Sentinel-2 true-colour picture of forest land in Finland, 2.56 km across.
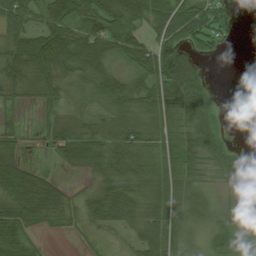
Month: August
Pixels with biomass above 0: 78%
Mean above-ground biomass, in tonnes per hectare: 44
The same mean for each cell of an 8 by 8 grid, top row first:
70 54 70 80 61 74 67 12
53 74 61 57 54 63 33 2
51 61 32 49 53 98 30 0
11 11 22 41 46 67 71 0
24 22 76 57 50 57 85 11
76 21 11 52 48 47 32 54
65 66 22 59 44 49 35 23
48 4 4 5 37 31 35 29
